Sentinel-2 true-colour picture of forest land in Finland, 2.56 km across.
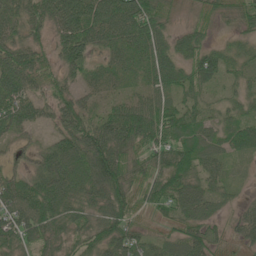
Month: June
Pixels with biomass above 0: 89%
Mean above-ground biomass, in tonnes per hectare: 61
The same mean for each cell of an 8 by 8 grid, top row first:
65 81 120 98 96 20 32 44
68 37 93 53 74 53 49 27
88 37 42 42 44 63 61 34
83 38 66 48 83 64 39 43
29 35 86 104 63 80 64 67
45 87 84 93 50 88 55 13
91 92 63 72 32 63 51 28
80 60 46 80 47 51 56 34
